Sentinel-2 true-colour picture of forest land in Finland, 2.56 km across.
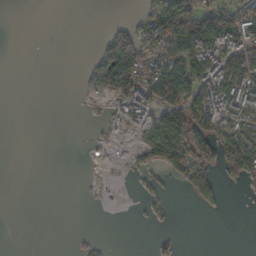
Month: November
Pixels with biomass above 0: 35%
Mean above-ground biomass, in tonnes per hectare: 38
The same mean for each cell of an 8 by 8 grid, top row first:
0 0 0 0 43 136 135 106
0 0 0 61 71 96 108 87
0 0 3 92 87 130 83 101
0 0 1 29 78 111 100 77
0 0 2 13 56 159 118 107
0 0 1 3 12 41 71 50
0 0 0 0 8 3 16 0
0 0 7 2 0 12 0 0
